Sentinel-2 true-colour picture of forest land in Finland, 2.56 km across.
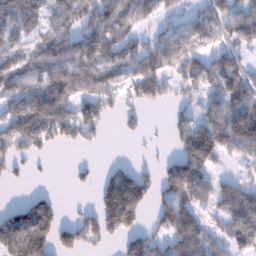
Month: January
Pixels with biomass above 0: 65%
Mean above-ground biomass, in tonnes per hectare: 82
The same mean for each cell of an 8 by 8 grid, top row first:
94 63 114 100 63 49 61 92
63 79 117 78 67 110 64 63
91 111 95 58 117 67 94 99
97 136 82 39 37 29 61 106
88 71 51 1 9 68 182 112
32 6 19 72 63 135 79 34
64 110 21 192 100 142 52 121
180 128 93 47 81 116 76 90
